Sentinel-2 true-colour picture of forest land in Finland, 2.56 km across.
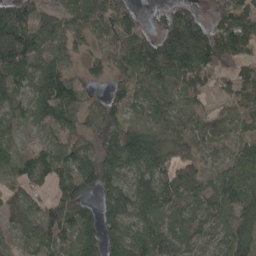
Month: April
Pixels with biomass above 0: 88%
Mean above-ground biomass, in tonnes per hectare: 93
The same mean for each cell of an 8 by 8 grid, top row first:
128 67 91 114 34 109 72 115
172 90 42 83 123 213 178 134
104 118 31 49 98 100 102 103
80 108 68 69 77 66 58 65
66 60 40 74 193 87 57 77
79 74 117 93 102 81 59 120
87 93 106 126 102 72 90 120
40 92 116 99 110 84 63 140
